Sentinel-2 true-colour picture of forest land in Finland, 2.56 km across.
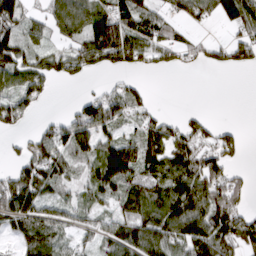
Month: March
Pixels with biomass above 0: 68%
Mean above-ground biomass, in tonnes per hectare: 77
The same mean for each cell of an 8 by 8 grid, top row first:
104 60 101 99 87 45 58 127
127 45 93 177 88 66 46 78
80 67 26 11 11 0 0 0
86 7 70 92 48 9 11 0
19 101 96 90 110 97 69 53
90 101 40 143 88 111 138 32
139 64 59 52 116 155 161 88
45 87 38 77 133 119 161 114
